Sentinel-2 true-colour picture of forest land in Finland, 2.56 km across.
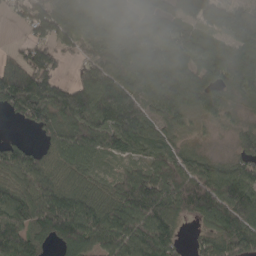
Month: April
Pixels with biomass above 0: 88%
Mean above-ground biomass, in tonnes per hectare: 102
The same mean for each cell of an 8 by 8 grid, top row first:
31 154 132 163 133 143 155 100
27 83 70 128 135 118 94 113
146 106 69 128 130 150 109 92
69 132 131 151 100 91 65 34
49 55 120 72 71 53 19 55
99 100 79 32 78 106 107 113
115 136 134 108 127 93 138 164
121 73 136 112 132 59 65 128
